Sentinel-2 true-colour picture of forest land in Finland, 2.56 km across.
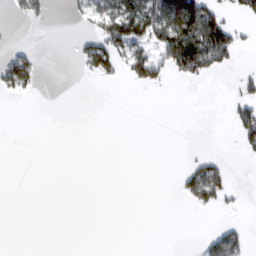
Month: February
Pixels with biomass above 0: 19%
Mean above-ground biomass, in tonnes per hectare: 21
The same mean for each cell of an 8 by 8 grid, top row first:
15 14 18 90 97 118 105 25
23 0 28 79 45 105 112 35
71 0 5 18 48 13 12 19
0 0 0 0 0 0 0 42
0 0 0 0 0 0 1 20
0 0 0 0 0 8 85 0
0 0 0 0 0 1 21 8
0 0 0 0 0 0 29 46
